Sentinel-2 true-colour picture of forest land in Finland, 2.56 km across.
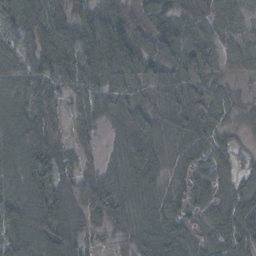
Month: November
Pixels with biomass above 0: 91%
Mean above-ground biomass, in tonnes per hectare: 60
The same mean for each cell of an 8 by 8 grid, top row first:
80 60 48 49 76 47 55 58
49 82 68 85 58 45 36 49
58 67 74 57 40 55 48 18
71 78 52 47 64 85 78 40
73 107 39 28 84 49 61 13
64 66 56 48 77 44 64 45
65 89 68 70 55 52 56 67
62 82 60 30 69 86 40 65
